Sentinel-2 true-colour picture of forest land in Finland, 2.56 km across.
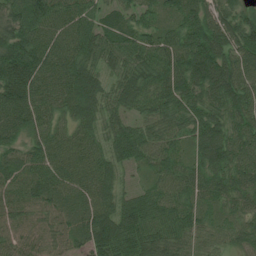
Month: July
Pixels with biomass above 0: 97%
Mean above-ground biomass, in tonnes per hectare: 78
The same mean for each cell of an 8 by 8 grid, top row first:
75 100 78 51 55 58 81 64
122 86 86 80 80 80 123 92
119 79 105 61 95 93 129 92
94 68 86 67 59 78 86 92
59 78 70 72 76 51 108 84
77 78 77 64 30 70 80 83
68 66 63 73 88 76 46 51
67 68 59 125 102 79 53 56
